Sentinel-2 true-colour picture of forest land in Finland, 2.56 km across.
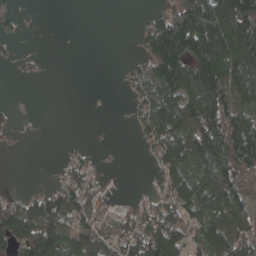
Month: April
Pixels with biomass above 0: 58%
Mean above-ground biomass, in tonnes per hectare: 84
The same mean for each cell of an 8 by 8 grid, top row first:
22 0 0 0 19 131 191 197
20 1 0 0 63 188 188 192
9 4 0 1 97 172 214 152
20 1 0 1 78 154 214 136
12 0 12 2 38 128 163 191
0 6 91 8 2 95 133 172
95 142 126 42 62 113 116 112
133 168 129 108 144 131 123 125
